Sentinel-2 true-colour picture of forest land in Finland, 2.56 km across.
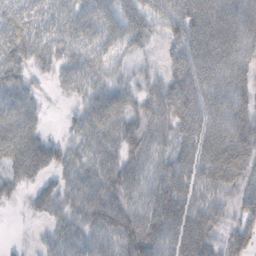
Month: October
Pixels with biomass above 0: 87%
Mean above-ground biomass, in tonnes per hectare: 53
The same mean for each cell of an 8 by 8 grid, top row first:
43 38 54 58 58 77 92 84
55 45 46 46 28 48 91 81
46 14 46 37 32 68 75 65
58 9 33 70 50 82 74 70
66 40 41 53 54 52 78 86
44 31 49 56 45 66 64 59
6 46 53 63 52 70 57 42
3 26 45 45 67 70 54 62
